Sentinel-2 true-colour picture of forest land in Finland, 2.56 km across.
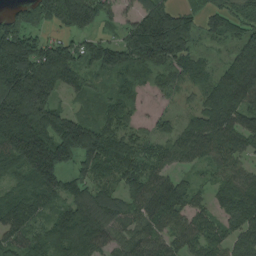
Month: August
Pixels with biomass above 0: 89%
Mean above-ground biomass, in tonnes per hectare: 121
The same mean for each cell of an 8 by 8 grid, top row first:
102 126 220 70 138 165 90 108
204 140 94 117 205 164 33 99
261 232 97 54 44 60 92 185
250 162 45 88 23 38 122 127
204 187 221 130 83 112 138 103
97 161 93 88 123 69 48 102
145 80 132 117 112 115 72 153
101 127 163 78 108 91 107 115
